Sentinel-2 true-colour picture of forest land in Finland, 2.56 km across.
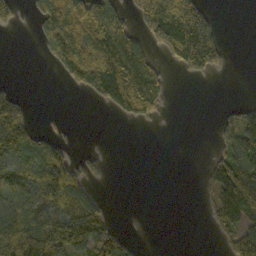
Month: October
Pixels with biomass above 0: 44%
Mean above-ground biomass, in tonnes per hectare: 76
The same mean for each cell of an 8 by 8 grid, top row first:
56 119 141 118 126 210 90 0
0 67 150 234 103 194 223 0
3 0 101 211 221 6 19 0
134 3 0 40 122 0 0 53
145 89 2 0 0 0 4 106
104 154 85 6 0 0 43 149
90 100 163 18 0 0 36 122
138 197 171 100 2 0 3 112
